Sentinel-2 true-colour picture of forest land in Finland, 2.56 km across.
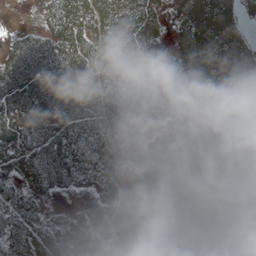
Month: May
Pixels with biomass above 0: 90%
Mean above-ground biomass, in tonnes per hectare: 59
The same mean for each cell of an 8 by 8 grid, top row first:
3 50 61 66 78 27 60 34
56 68 59 73 77 36 59 55
93 93 43 61 60 61 60 71
74 62 67 62 66 66 51 71
75 64 73 70 67 75 56 61
54 70 61 52 50 77 60 72
69 30 11 37 53 64 58 57
58 55 57 18 53 63 67 70
